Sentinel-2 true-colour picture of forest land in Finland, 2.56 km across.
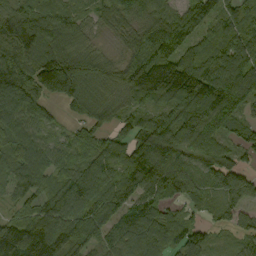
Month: September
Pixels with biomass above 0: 92%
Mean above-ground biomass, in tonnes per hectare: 109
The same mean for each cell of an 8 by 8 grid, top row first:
114 89 53 70 76 97 115 116
110 134 85 28 107 128 94 127
115 196 183 95 198 214 171 147
114 46 71 74 77 115 153 85
133 93 75 84 147 132 112 78
102 109 122 99 146 136 99 94
46 115 123 102 102 52 59 72
193 180 110 90 130 104 68 50
